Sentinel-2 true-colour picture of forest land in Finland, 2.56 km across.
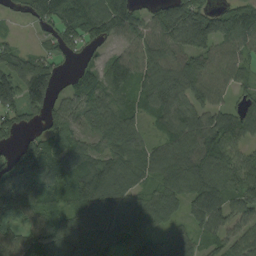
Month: September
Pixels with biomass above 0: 86%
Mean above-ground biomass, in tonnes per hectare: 83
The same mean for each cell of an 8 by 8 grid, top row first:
28 99 128 140 57 157 116 112
37 39 48 34 85 89 88 83
118 129 67 88 82 32 78 53
76 82 79 93 59 97 63 70
49 97 73 73 57 105 118 68
110 111 127 103 64 115 122 55
99 82 97 97 73 51 103 76
79 115 99 77 57 65 55 63
